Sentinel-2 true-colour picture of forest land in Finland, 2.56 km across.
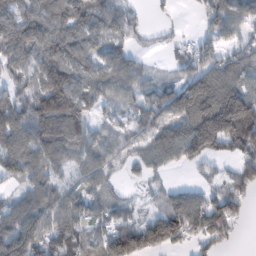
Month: February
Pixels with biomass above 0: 80%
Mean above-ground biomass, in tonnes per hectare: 96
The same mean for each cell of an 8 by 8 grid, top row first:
106 108 104 92 28 12 58 85
127 121 89 71 25 30 69 68
81 163 95 94 63 54 128 106
105 202 114 36 86 116 212 232
120 148 113 71 73 127 197 158
83 85 48 48 42 9 31 102
84 105 93 63 28 123 129 79
134 127 106 146 176 112 104 20
